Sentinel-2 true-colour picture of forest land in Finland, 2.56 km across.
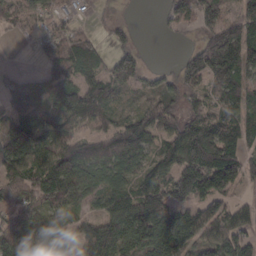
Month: March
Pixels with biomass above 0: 82%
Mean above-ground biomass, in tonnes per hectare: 100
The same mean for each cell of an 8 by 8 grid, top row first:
61 67 31 18 0 66 124 79
3 75 104 60 18 5 165 167
62 109 96 102 63 77 125 112
93 125 161 79 76 65 77 110
194 126 100 107 115 138 228 114
112 146 131 59 82 145 178 104
98 89 48 95 171 123 90 62
148 130 99 143 122 115 93 107
